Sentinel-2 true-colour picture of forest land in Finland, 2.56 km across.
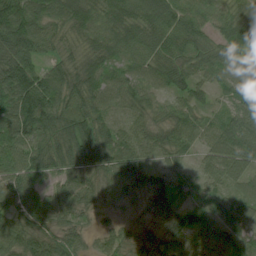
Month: July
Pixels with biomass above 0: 96%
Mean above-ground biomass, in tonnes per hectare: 73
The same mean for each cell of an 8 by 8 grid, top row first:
116 84 88 75 84 88 62 75
119 52 57 76 74 74 58 67
124 110 86 59 60 76 48 43
116 100 86 45 46 53 43 81
80 80 94 82 61 65 63 109
84 64 78 69 70 51 54 68
78 86 58 39 41 58 60 92
91 80 46 48 51 66 80 82
